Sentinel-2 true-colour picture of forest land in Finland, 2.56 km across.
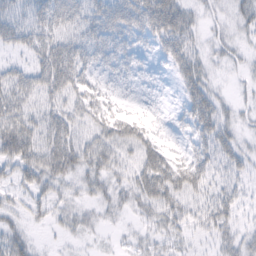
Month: February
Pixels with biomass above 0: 70%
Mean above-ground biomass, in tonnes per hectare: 31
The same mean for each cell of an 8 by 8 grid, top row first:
36 46 40 51 56 54 11 19
22 43 43 44 20 41 15 13
42 56 41 24 17 19 22 7
54 36 34 38 17 15 40 13
72 48 45 45 49 14 33 22
31 43 27 29 51 50 31 23
20 28 21 18 30 38 37 21
35 4 12 6 16 21 16 26
